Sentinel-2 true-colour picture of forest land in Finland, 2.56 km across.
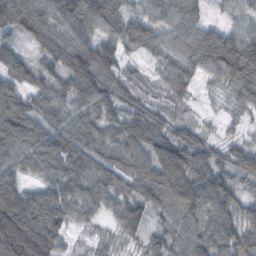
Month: October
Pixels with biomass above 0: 94%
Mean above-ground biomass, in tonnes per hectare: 84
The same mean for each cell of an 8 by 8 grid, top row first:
110 84 125 94 69 80 32 49
61 63 101 79 53 59 123 142
87 63 125 80 28 67 33 111
102 73 66 69 76 31 10 37
102 93 106 86 104 117 62 47
70 68 86 86 111 153 124 70
173 122 80 56 85 115 97 81
197 137 22 23 48 80 89 101
